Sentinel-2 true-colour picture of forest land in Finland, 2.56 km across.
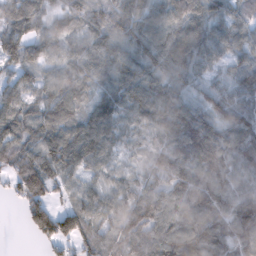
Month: February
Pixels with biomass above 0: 93%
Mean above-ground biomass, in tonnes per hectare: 81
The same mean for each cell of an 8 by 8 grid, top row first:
85 55 67 85 85 96 81 51
93 69 76 98 98 124 82 67
48 59 89 98 115 83 51 79
65 85 66 104 110 118 75 95
72 98 113 62 47 98 122 102
68 81 53 38 49 107 105 86
15 74 58 67 98 103 115 110
0 59 71 47 70 116 127 96
